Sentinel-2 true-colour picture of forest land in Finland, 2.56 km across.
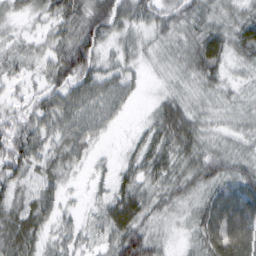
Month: February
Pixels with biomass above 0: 89%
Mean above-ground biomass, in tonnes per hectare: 45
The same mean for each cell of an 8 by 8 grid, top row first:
25 36 72 76 45 46 43 42
24 31 86 26 26 34 72 51
21 39 72 45 13 22 43 23
32 56 58 38 8 55 30 31
65 41 53 5 35 60 33 28
50 37 9 25 46 48 56 56
47 45 13 56 55 35 75 106
69 30 31 55 66 13 82 106
